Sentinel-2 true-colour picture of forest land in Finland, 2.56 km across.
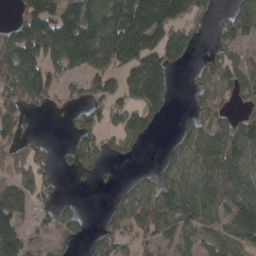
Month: April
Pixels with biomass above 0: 65%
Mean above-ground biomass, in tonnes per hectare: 85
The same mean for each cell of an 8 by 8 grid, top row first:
50 188 199 164 233 121 29 128
161 160 200 233 178 94 24 59
172 132 75 88 163 20 90 88
97 26 36 81 75 10 87 47
59 18 59 44 30 48 84 92
63 28 19 7 36 74 71 66
104 36 28 35 117 118 83 94
128 27 37 82 58 67 53 83
